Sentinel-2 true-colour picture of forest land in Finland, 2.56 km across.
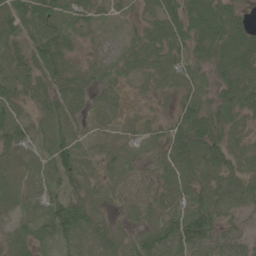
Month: June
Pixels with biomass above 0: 86%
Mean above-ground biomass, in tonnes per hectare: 37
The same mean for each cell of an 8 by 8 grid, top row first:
64 62 36 21 26 55 71 33
48 72 22 15 51 43 45 59
50 43 38 21 26 27 21 48
42 37 31 17 11 31 40 36
39 40 38 23 19 49 64 19
29 31 43 29 15 32 41 36
29 51 54 18 29 25 51 29
32 29 41 27 40 56 47 23
